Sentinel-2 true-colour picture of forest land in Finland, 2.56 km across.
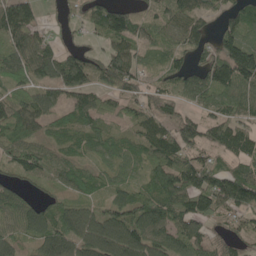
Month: May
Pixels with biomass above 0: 83%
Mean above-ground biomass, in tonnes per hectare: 78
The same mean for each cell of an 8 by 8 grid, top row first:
152 14 54 132 63 84 54 81
106 68 44 77 42 63 59 134
63 66 89 85 59 67 96 132
111 55 87 38 62 59 49 76
84 48 62 66 81 85 64 114
52 59 68 53 63 129 93 112
81 53 60 74 96 110 99 91
62 79 100 143 117 91 65 40
